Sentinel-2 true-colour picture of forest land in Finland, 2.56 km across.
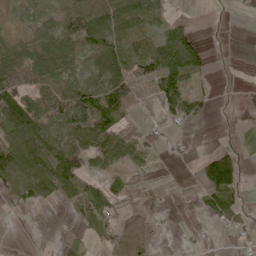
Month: May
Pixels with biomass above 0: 57%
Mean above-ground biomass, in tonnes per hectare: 42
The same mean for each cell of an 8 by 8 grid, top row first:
19 22 68 85 59 13 1 3
50 78 63 63 72 122 25 0
114 81 30 92 39 114 13 1
109 57 120 70 7 71 22 0
64 57 62 79 27 2 2 14
67 74 81 41 8 0 85 71
20 8 35 31 7 3 38 23
0 0 13 46 51 1 4 12
